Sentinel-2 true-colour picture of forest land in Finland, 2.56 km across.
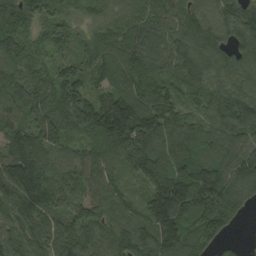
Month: August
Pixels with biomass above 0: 97%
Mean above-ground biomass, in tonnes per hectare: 157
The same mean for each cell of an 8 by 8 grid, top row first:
167 111 74 100 126 122 129 174
142 112 89 190 156 131 162 148
137 134 136 161 160 105 123 128
136 176 199 256 229 122 118 181
190 182 99 199 252 174 133 165
240 149 166 122 184 203 194 179
174 163 162 155 162 243 250 118
125 173 159 148 190 207 116 21
